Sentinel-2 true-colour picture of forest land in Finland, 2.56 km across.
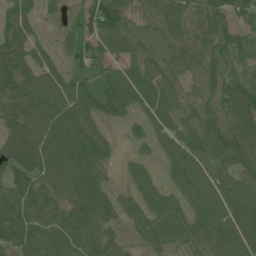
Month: June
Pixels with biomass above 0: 89%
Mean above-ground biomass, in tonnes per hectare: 72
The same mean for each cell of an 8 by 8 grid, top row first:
72 19 44 110 45 82 84 59
83 33 58 65 59 57 74 77
93 76 53 75 87 60 63 72
89 93 79 56 54 72 59 95
105 99 92 28 28 69 88 98
76 86 100 17 46 55 76 75
90 85 97 64 68 63 77 95
80 101 106 59 42 68 59 96
